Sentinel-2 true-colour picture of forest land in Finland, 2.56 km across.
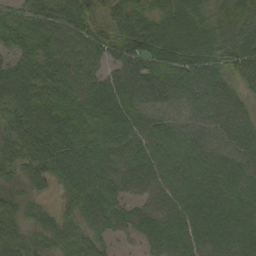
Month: September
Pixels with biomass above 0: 97%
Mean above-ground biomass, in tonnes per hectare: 67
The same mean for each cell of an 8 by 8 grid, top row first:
52 75 78 59 59 69 46 60
65 76 71 58 90 92 61 77
94 83 78 47 91 73 79 50
72 74 76 70 65 49 62 51
77 87 81 69 63 67 64 64
45 53 83 84 76 61 79 77
51 26 66 67 52 68 86 82
71 50 59 32 37 65 84 80
